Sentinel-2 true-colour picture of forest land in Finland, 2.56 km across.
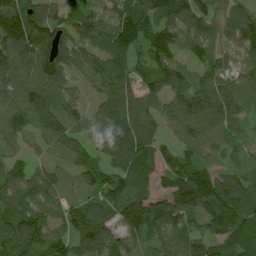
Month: July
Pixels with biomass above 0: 91%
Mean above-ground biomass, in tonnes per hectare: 91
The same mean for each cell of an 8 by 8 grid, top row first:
143 103 85 98 145 100 67 75
134 127 76 118 106 82 68 66
102 116 50 92 71 85 64 57
120 123 48 87 95 87 102 65
55 56 85 117 104 69 91 58
70 63 59 94 89 98 100 83
84 60 75 87 126 110 124 140
100 106 96 87 74 84 96 100
